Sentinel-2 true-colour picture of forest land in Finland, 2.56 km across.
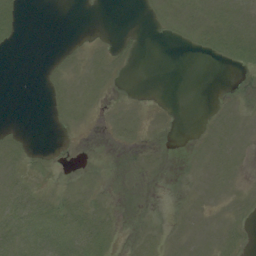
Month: August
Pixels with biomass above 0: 37%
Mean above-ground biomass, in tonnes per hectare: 3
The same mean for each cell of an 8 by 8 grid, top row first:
6 0 0 0 1 6 7 7
1 0 2 3 1 1 5 9
0 3 5 3 0 0 0 4
0 2 5 2 2 1 1 3
5 1 1 2 3 0 3 3
5 2 1 1 1 0 3 2
8 7 6 3 1 1 2 4
8 9 10 5 5 2 4 6
